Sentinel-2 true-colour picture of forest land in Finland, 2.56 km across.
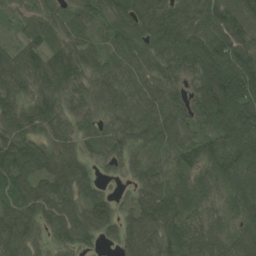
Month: August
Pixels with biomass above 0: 95%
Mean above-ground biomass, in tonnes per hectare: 76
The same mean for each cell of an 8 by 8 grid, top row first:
36 54 57 75 83 90 98 113
47 79 78 58 60 90 96 107
86 86 70 76 68 46 116 125
77 79 58 70 74 73 137 121
88 63 48 63 58 72 78 119
98 77 64 15 56 53 68 73
102 80 69 55 82 89 54 66
101 43 69 39 99 101 64 75
